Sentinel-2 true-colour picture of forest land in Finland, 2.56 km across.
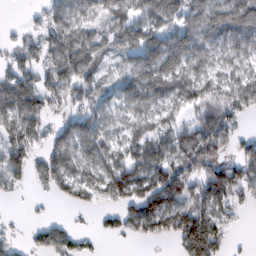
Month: February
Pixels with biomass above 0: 73%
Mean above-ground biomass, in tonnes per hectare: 73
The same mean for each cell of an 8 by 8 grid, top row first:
0 44 62 77 92 124 120 120
38 66 96 46 159 121 73 73
86 65 104 36 117 94 62 56
107 63 69 52 77 56 107 57
93 56 108 60 87 95 102 52
69 75 75 118 99 111 102 93
1 4 29 43 123 100 71 28
18 74 37 16 42 64 127 4
